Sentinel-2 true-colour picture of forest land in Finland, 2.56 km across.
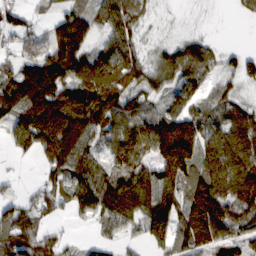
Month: February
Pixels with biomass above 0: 81%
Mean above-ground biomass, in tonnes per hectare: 80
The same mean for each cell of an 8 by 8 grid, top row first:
63 36 92 88 42 3 2 15
41 85 118 87 41 55 52 26
124 157 103 101 65 74 50 57
117 150 130 97 71 85 63 72
55 94 91 66 86 211 89 115
10 42 91 97 92 119 109 126
61 48 59 102 108 111 152 100
99 59 14 37 58 79 114 69
